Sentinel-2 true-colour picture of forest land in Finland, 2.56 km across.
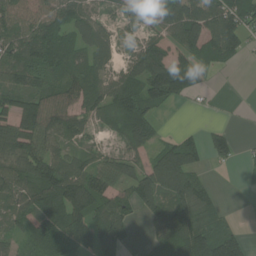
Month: July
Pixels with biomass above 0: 76%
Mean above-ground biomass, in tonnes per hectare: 88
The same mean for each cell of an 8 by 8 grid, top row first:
93 100 84 38 52 131 149 129
117 139 77 43 79 81 124 64
102 118 91 63 138 168 35 0
128 144 77 79 101 8 14 6
116 103 49 27 79 103 86 32
125 140 126 96 118 194 27 5
80 94 153 121 63 120 85 2
53 100 101 120 23 108 146 91
